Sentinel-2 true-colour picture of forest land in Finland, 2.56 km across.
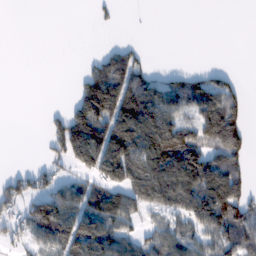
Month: February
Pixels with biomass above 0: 52%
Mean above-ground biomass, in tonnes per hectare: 71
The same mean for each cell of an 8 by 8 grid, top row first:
0 0 0 15 1 0 0 0
0 0 0 40 16 0 0 0
0 0 49 163 91 56 65 16
0 19 128 164 167 101 120 59
0 53 170 161 151 187 106 87
30 48 57 107 161 162 157 78
53 119 94 140 83 95 159 124
48 90 114 108 75 101 84 91
